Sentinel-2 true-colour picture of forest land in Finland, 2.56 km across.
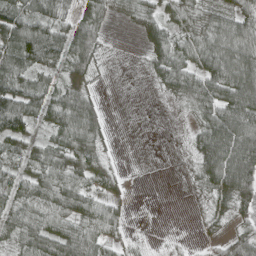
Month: April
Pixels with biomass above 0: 75%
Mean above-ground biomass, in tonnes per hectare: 52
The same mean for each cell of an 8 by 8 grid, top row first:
70 62 57 31 48 48 58 61
79 91 89 5 23 71 83 92
60 37 60 4 7 79 76 95
87 68 104 4 1 9 70 97
45 47 80 16 1 7 85 107
57 78 65 39 1 2 71 125
71 80 69 38 0 0 29 44
63 81 87 35 6 4 16 60
